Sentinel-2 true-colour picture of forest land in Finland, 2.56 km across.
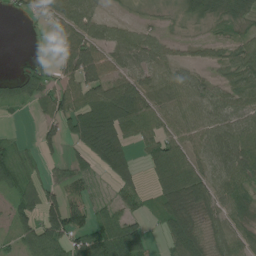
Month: July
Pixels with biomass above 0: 73%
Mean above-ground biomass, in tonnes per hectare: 55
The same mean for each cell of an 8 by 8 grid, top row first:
13 52 75 20 16 20 55 53
0 19 90 69 62 28 29 53
29 47 80 66 58 57 34 69
12 48 92 106 88 70 56 71
30 37 68 108 41 66 67 90
69 35 52 46 19 76 64 84
52 98 66 42 22 68 54 44
34 94 60 106 68 44 42 62
